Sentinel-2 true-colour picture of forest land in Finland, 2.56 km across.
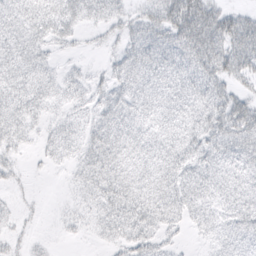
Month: March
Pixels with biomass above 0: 80%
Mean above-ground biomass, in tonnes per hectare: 34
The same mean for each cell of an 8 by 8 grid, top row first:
43 53 44 32 33 58 52 32
53 35 11 13 53 51 59 46
47 35 25 35 38 43 56 28
45 26 20 39 34 30 47 62
25 23 32 41 33 38 43 44
14 3 28 42 29 42 34 24
10 2 17 46 47 44 28 34
12 6 5 27 47 13 15 27
